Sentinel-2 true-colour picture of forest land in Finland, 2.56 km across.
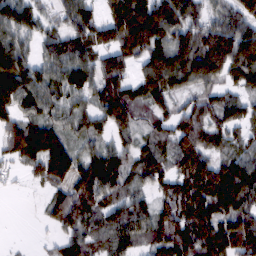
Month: February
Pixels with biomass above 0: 85%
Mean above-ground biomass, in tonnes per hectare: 94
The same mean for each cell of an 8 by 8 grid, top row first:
119 52 107 92 170 109 66 99
112 65 94 106 107 137 133 135
147 82 85 106 91 101 91 83
104 62 71 128 48 77 89 79
124 145 49 68 51 107 90 63
24 92 108 126 53 112 168 129
0 47 94 78 65 143 150 102
2 14 67 74 58 176 157 161
